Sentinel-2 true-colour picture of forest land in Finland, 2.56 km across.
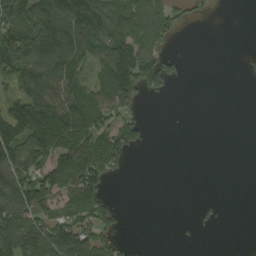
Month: August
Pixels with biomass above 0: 50%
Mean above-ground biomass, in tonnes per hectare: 72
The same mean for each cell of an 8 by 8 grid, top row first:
154 166 175 108 99 58 14 0
184 165 142 126 102 10 0 2
120 145 90 150 123 28 0 5
133 186 145 116 14 1 0 0
117 151 126 117 30 0 0 0
128 121 140 38 0 0 0 0
133 91 97 38 0 0 7 0
166 144 144 43 0 3 0 0
